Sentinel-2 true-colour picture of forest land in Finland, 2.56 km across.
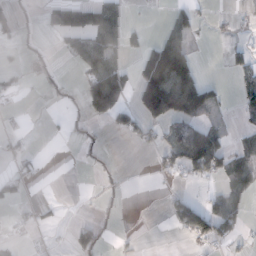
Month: November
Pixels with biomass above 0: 31%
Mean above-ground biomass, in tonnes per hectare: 33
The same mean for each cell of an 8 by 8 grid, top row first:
30 35 68 68 1 29 7 4
12 6 57 55 38 93 1 16
20 15 24 110 102 153 24 19
10 3 12 92 81 127 55 20
13 1 12 1 17 63 128 12
30 3 1 11 0 22 57 40
12 10 1 10 0 61 61 29
8 4 39 8 2 3 48 16
